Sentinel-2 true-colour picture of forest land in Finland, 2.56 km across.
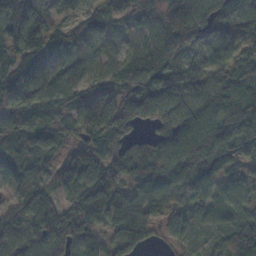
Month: November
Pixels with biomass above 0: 93%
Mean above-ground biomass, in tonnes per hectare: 77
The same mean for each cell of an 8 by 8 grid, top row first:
109 55 51 57 81 78 86 107
90 124 72 31 50 83 73 47
123 119 49 43 108 84 77 52
87 42 50 83 92 124 75 62
86 63 65 67 52 98 113 103
85 58 98 64 95 112 92 48
68 69 87 85 102 77 55 69
77 69 69 69 80 43 27 86
